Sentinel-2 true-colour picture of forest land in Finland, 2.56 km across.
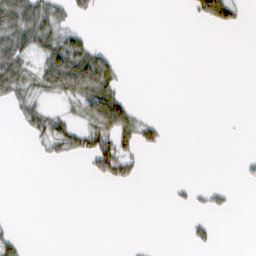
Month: February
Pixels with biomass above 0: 23%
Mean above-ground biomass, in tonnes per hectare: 19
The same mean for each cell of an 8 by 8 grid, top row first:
79 63 14 0 0 0 53 16
77 55 54 11 0 0 0 0
87 70 94 47 0 0 0 0
17 33 33 96 7 0 0 0
0 32 36 80 28 0 0 0
0 0 2 52 7 0 0 6
0 0 0 0 0 5 16 1
26 0 0 0 0 0 18 0
